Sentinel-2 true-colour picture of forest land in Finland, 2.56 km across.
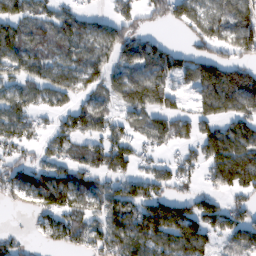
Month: February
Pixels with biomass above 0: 72%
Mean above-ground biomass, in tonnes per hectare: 83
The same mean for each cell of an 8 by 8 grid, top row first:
105 67 57 54 42 68 89 113
103 72 77 92 97 45 63 96
67 85 77 72 126 66 134 128
86 46 91 65 92 69 66 91
62 54 60 98 53 49 121 131
81 103 74 74 67 61 53 163
21 95 77 121 119 117 82 55
32 39 77 116 134 138 87 81
